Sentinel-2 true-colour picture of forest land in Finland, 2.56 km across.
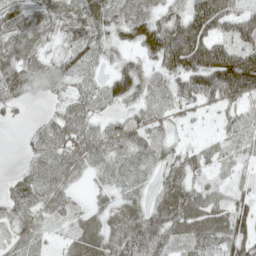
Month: May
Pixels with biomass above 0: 86%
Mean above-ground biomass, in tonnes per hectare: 60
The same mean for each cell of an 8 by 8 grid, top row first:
67 66 77 61 65 58 123 65
88 37 79 51 78 139 119 71
96 67 51 65 60 62 115 149
21 20 62 32 46 33 17 47
4 75 64 64 46 27 30 46
29 74 36 49 34 59 38 26
66 53 22 40 48 92 95 49
51 29 53 56 97 53 76 72
